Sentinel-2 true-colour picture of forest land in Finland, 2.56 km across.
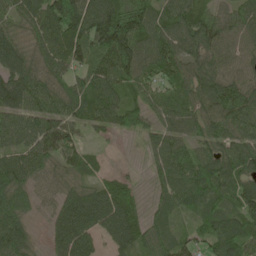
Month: May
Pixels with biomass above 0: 91%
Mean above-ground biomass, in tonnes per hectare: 81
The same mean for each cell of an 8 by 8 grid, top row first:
67 120 138 155 122 96 70 69
91 85 82 171 103 89 86 50
98 73 57 106 68 80 89 67
86 96 70 92 60 76 90 106
73 105 65 8 31 71 71 80
107 45 57 26 15 101 111 102
91 26 117 112 37 72 74 85
102 39 108 59 73 65 69 108
